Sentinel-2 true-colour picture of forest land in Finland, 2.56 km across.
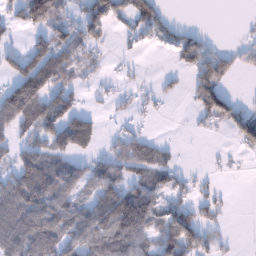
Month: January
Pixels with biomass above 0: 56%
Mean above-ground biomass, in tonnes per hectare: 65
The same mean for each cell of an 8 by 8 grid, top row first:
52 152 54 79 72 8 0 1
32 88 91 15 22 57 50 28
105 134 42 14 10 15 93 10
147 125 65 15 17 0 90 60
50 78 97 38 62 11 2 50
88 117 69 99 66 51 17 8
118 112 67 195 157 72 49 0
111 120 104 132 81 127 57 3
